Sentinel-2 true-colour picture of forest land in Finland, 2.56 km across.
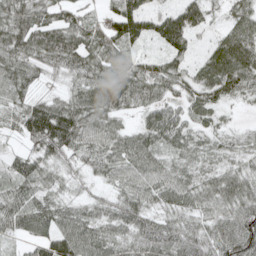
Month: May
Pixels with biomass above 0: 79%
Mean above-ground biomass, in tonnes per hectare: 63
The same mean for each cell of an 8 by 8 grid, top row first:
92 80 61 66 92 102 48 62
98 120 110 91 25 72 36 111
81 34 75 109 114 76 93 103
66 119 104 82 56 57 58 10
20 111 79 73 82 61 38 37
55 49 36 50 72 60 54 62
2 1 1 18 62 61 61 81
0 0 0 0 4 83 78 108
